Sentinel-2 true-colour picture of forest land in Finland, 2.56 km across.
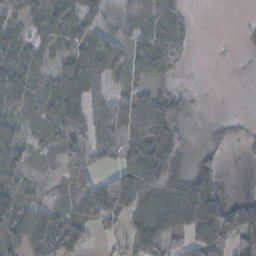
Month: November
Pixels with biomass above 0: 71%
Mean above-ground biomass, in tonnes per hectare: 49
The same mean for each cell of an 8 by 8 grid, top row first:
26 54 68 23 40 31 0 1
52 40 68 71 78 49 0 2
54 32 81 40 37 17 0 0
43 45 53 64 97 57 6 1
53 15 47 53 86 76 17 9
60 6 103 46 132 94 61 0
71 28 72 79 68 108 99 64
61 69 52 15 74 59 86 60
